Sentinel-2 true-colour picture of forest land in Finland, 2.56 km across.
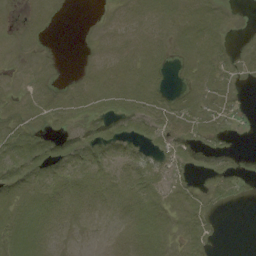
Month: August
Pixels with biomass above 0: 70%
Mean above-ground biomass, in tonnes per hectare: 8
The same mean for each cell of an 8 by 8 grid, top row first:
2 4 0 5 10 11 13 2
5 2 1 8 10 9 12 3
5 7 6 8 11 2 10 4
10 11 8 10 12 10 8 4
13 11 12 13 8 13 6 1
15 11 10 10 11 9 7 10
10 10 7 7 11 9 7 1
10 7 2 3 10 6 7 0
